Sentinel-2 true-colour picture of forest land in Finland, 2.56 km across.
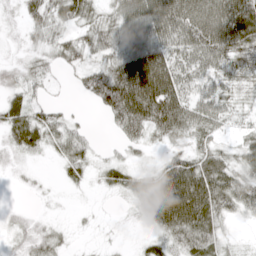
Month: April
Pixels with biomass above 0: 74%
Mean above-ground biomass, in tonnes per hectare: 42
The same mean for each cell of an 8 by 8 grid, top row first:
12 49 51 39 86 85 82 88
6 29 39 54 73 63 81 62
20 21 24 76 119 78 48 40
44 28 5 52 86 83 52 20
34 35 37 9 28 24 29 25
4 3 21 32 40 94 77 43
3 2 3 3 67 119 72 43
11 28 3 4 13 40 57 8
